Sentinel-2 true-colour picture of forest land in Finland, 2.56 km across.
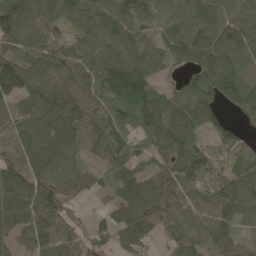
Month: May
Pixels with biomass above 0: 91%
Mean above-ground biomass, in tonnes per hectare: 85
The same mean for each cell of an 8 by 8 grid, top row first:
124 80 67 94 84 94 103 69
80 93 77 94 79 104 123 102
171 112 79 122 106 34 120 108
60 116 83 86 125 120 87 59
82 116 58 95 55 109 65 70
93 99 44 50 80 80 84 92
112 111 19 51 113 81 71 64
58 108 67 66 65 61 59 39
